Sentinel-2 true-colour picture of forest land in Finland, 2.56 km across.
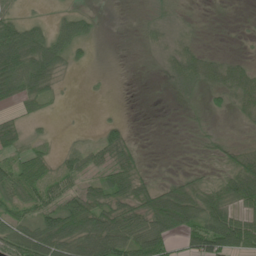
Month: June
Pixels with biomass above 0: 60%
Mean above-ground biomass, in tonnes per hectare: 38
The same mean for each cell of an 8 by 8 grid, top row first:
26 12 42 0 7 11 0 1
130 85 34 0 8 24 9 1
95 62 2 1 0 29 37 45
22 12 1 2 0 1 11 18
47 17 12 60 6 1 11 13
71 44 40 67 31 12 13 76
46 53 82 59 57 109 71 50
77 88 80 95 81 34 96 94
